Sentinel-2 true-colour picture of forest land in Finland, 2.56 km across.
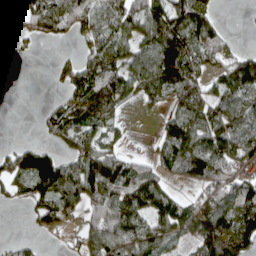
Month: April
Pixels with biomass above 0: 67%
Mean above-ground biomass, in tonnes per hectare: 80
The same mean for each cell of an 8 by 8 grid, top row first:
72 125 92 91 118 130 74 2
9 3 34 89 91 152 88 23
0 7 105 117 111 127 51 121
0 38 91 63 9 58 82 84
29 40 102 41 4 88 120 102
87 151 143 181 112 40 104 65
8 93 74 156 122 103 88 120
23 7 47 140 146 58 132 132
